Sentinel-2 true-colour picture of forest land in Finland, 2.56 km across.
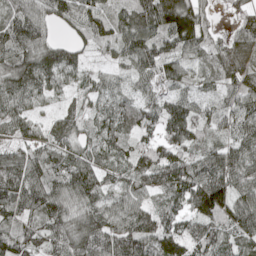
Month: May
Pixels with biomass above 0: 95%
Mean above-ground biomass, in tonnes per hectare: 78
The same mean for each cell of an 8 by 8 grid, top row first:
86 64 79 62 85 181 38 34
109 86 45 53 82 70 53 64
111 87 44 41 51 64 38 58
73 29 50 75 76 82 54 69
60 81 67 79 58 89 66 72
109 96 108 56 98 105 115 92
83 102 89 71 75 66 142 100
74 73 100 95 105 103 98 74
